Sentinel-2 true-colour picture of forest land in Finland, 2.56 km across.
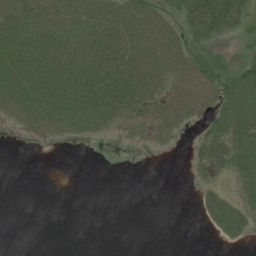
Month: July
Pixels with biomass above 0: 53%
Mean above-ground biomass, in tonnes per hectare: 27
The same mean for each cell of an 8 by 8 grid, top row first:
41 39 43 47 54 33 96 45
35 46 51 56 54 50 25 8
46 45 44 55 57 38 56 61
40 48 46 45 38 43 34 66
3 13 5 0 10 12 33 63
0 0 0 0 0 0 8 44
0 0 0 0 0 0 30 31
0 0 0 0 0 0 1 18
